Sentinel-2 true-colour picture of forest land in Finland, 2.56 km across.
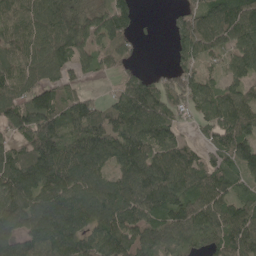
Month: May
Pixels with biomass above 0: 86%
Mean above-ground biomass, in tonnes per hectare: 111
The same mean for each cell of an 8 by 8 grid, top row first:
105 124 113 113 10 37 116 141
100 119 88 96 13 62 107 118
125 93 38 26 73 93 64 91
128 159 117 87 170 76 91 131
74 183 140 150 138 90 49 132
133 148 145 96 143 144 107 85
142 172 160 159 133 123 122 97
113 153 135 167 125 107 88 127
